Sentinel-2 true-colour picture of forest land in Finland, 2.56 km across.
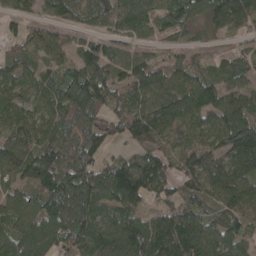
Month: April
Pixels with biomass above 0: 87%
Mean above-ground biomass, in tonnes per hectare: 93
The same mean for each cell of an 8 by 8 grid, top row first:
42 42 66 99 79 88 93 128
46 80 62 53 40 32 26 27
84 68 93 86 100 84 86 73
77 87 95 77 115 119 116 124
107 108 90 34 88 85 91 160
95 157 144 113 154 75 121 128
97 129 122 94 62 86 68 110
124 101 108 127 156 143 104 80
